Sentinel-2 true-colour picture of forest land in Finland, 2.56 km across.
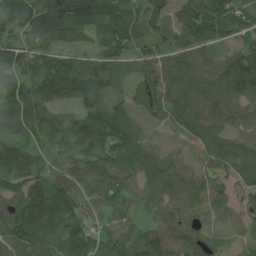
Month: July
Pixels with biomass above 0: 91%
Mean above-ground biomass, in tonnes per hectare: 84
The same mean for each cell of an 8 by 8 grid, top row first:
118 202 176 110 87 69 133 68
90 103 54 75 52 71 60 70
99 138 120 78 82 94 86 164
93 86 71 71 65 84 81 69
85 56 105 101 56 14 76 63
110 66 103 92 83 80 69 59
72 145 75 64 55 62 48 56
99 89 104 69 88 77 46 22
